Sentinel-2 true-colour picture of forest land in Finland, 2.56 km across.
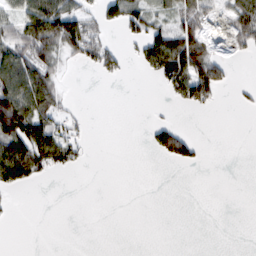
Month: February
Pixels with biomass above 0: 33%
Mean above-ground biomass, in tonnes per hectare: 37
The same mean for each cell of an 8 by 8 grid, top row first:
57 145 71 52 71 57 44 87
81 89 93 37 59 121 53 31
107 66 0 13 6 92 130 3
185 68 8 0 0 5 12 4
130 104 34 0 6 101 3 0
94 23 2 0 0 0 0 0
2 0 0 0 0 0 0 0
0 0 0 0 0 0 0 0
